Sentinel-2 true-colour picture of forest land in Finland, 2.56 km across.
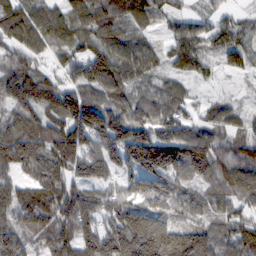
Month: February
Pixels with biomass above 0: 92%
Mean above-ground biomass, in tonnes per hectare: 101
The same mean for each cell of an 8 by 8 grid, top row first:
111 90 93 94 63 51 39 37
82 65 82 118 83 72 53 55
126 92 112 143 55 54 33 15
88 104 180 114 71 80 43 41
143 113 130 143 177 157 122 72
70 131 95 85 153 132 119 153
113 132 147 115 106 94 85 64
69 103 147 167 194 178 124 117
